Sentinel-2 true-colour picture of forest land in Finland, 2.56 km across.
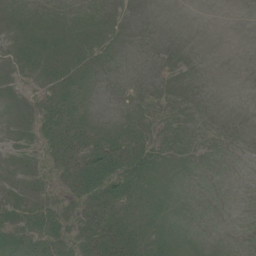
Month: July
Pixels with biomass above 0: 45%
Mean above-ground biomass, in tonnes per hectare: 9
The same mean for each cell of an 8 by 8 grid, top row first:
5 0 1 1 0 0 0 0
13 13 14 5 0 0 0 0
5 12 12 1 1 1 0 0
4 15 16 1 11 6 0 0
8 17 26 25 20 10 1 0
9 8 31 33 19 1 0 0
22 17 15 27 12 0 0 0
14 18 15 31 22 4 0 0
